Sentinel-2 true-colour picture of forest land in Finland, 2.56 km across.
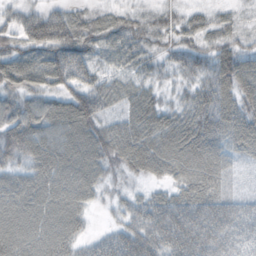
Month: October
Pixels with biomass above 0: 93%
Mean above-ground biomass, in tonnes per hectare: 59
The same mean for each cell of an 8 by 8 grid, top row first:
43 68 36 33 32 35 37 19
53 86 82 49 48 42 41 35
79 70 67 35 34 30 52 73
65 74 98 30 67 42 71 58
91 87 93 68 69 74 67 51
54 84 80 24 37 42 61 12
83 81 57 18 61 81 75 44
87 77 43 61 93 89 78 46
